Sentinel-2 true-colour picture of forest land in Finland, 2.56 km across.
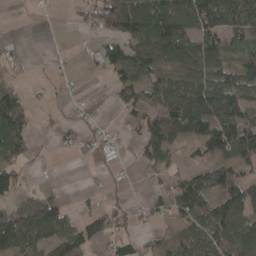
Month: April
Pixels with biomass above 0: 62%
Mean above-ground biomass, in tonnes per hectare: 65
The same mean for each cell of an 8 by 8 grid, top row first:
0 4 28 120 153 145 125 90
10 4 7 75 123 116 93 55
20 12 7 46 91 86 83 88
129 11 13 13 68 138 159 130
92 5 39 37 70 64 48 127
60 6 3 17 14 35 93 65
59 106 20 47 24 76 110 103
147 99 76 50 28 47 84 89
